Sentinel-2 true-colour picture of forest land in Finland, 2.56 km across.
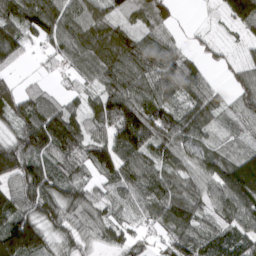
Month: March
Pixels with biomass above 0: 88%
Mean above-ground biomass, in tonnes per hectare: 91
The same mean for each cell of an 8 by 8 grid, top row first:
116 159 109 67 83 38 7 124
111 63 109 128 101 58 29 26
40 17 49 110 92 128 39 58
106 114 74 167 144 97 83 66
107 127 121 130 125 115 58 32
104 99 55 87 98 69 84 165
99 113 87 55 63 125 67 118
211 83 69 69 49 104 102 98
